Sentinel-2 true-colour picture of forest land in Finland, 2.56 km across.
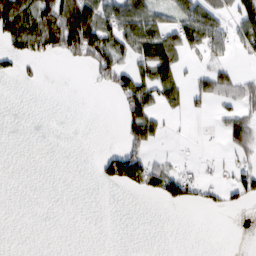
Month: February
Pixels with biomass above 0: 32%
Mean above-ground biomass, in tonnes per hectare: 36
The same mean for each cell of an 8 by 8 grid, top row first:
140 115 146 81 87 61 73 74
49 80 112 93 101 87 68 33
17 1 0 57 64 53 52 46
0 0 0 1 98 22 13 50
0 0 0 1 73 3 1 59
0 0 0 61 74 50 12 51
0 0 0 0 0 20 19 17
0 0 0 0 0 0 0 0
